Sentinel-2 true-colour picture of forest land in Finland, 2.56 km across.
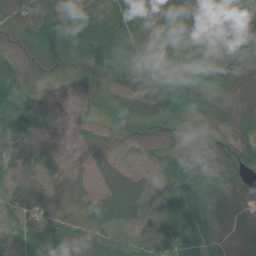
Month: July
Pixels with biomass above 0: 93%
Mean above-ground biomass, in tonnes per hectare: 47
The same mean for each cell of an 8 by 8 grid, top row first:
48 55 59 59 50 78 81 77
11 39 43 59 57 44 77 71
49 16 24 27 43 66 74 69
60 38 22 25 47 34 49 61
21 22 23 32 40 31 24 42
39 31 23 62 28 55 63 57
47 38 30 86 40 65 83 50
20 59 53 35 31 62 70 61
